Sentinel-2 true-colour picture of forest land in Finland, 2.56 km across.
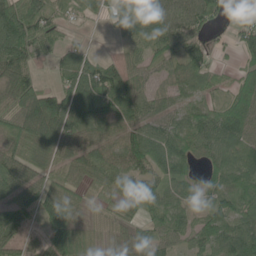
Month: June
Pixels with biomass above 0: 84%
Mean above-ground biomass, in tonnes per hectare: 64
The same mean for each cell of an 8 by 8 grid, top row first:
114 64 29 49 94 77 65 67
103 45 33 7 63 70 41 45
79 11 80 110 53 54 41 33
74 129 92 71 73 52 57 71
75 74 72 59 92 71 72 76
66 52 50 62 66 61 56 82
46 75 40 36 53 61 58 83
52 69 75 29 70 48 77 96
